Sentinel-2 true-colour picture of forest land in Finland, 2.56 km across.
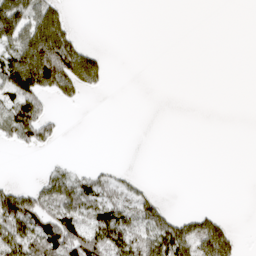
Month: April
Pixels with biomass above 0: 34%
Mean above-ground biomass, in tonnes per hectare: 43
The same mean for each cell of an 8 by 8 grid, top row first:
119 99 0 0 0 0 0 0
101 206 84 1 0 0 0 0
154 172 151 13 0 0 0 0
89 31 4 0 0 0 0 0
31 32 0 0 0 0 0 0
1 35 41 24 5 0 0 0
132 85 98 88 89 8 8 0
117 117 130 116 98 139 143 21
